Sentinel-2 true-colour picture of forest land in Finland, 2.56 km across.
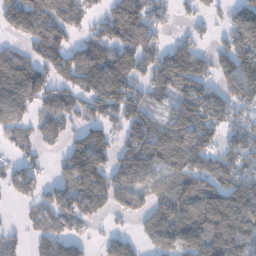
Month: January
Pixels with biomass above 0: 73%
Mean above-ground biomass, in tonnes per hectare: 89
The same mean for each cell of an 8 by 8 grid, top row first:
131 136 92 94 101 28 36 97
35 130 70 92 115 71 33 122
138 92 88 143 83 120 74 150
80 60 63 102 98 94 129 71
44 30 82 74 131 122 90 99
65 22 127 112 95 88 97 94
12 72 86 58 55 126 164 144
35 94 51 55 53 111 136 126
